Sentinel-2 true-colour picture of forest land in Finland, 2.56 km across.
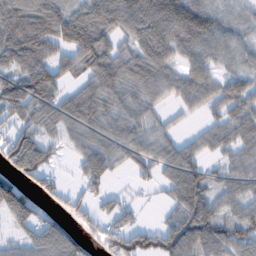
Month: February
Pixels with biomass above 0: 78%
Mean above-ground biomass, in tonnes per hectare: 74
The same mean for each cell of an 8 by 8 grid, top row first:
133 134 91 102 114 130 87 35
126 109 131 78 79 75 68 52
93 110 56 87 84 68 62 54
75 82 96 62 50 28 42 77
111 79 58 67 65 51 54 76
86 56 36 35 26 79 57 64
118 47 64 37 12 59 78 54
35 95 61 78 88 103 91 76
